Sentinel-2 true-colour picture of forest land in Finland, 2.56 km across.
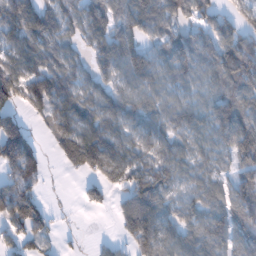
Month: January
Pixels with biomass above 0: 80%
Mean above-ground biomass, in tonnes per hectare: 92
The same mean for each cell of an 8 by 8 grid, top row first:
137 120 93 102 143 99 86 74
104 103 54 116 89 90 85 139
140 156 82 76 92 76 73 117
75 107 121 87 85 81 86 137
180 32 174 111 81 75 74 150
103 24 47 102 106 85 76 81
121 45 16 29 154 75 93 118
51 33 9 20 133 77 94 90
